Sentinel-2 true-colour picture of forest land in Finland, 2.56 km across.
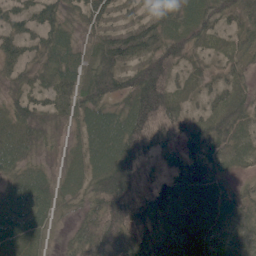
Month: June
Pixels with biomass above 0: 87%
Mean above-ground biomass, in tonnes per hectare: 52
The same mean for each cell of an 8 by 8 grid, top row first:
58 53 42 35 27 53 67 51
52 53 30 63 58 55 37 38
35 43 53 80 94 44 26 26
54 55 50 46 105 49 39 49
77 23 33 78 74 33 58 38
52 29 37 81 56 47 61 21
78 52 21 61 64 70 68 54
89 20 37 62 59 69 63 50
